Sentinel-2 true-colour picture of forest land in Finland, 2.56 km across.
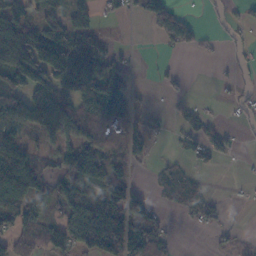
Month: November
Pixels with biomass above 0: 55%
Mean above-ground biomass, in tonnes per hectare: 57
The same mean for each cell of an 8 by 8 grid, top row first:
86 50 57 22 53 61 6 15
120 155 103 35 2 35 10 19
93 129 117 114 1 15 1 15
109 123 71 88 27 18 14 17
82 26 64 43 43 11 51 12
171 55 96 74 3 42 9 3
112 55 114 125 92 24 45 2
58 64 90 148 124 11 5 10
